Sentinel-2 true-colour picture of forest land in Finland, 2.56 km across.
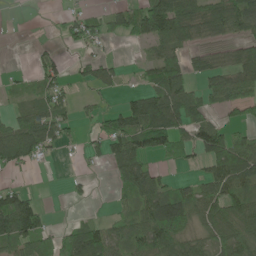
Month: June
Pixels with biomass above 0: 59%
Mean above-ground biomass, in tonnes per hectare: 60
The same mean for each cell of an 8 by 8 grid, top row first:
0 4 45 53 112 127 76 91
0 21 35 9 24 78 29 40
14 70 24 39 26 83 59 83
36 80 20 41 122 123 52 57
96 82 19 74 86 66 117 70
17 0 13 40 100 14 70 109
112 19 6 15 74 114 92 84
83 44 109 81 90 102 60 85
